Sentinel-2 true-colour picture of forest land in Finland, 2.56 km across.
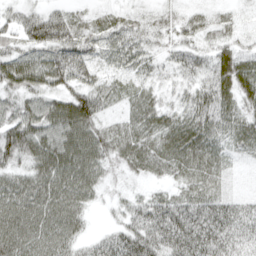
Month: April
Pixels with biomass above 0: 93%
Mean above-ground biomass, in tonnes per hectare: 59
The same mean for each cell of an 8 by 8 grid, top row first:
43 68 36 33 32 35 37 19
53 86 82 49 48 42 41 35
79 70 67 35 34 30 52 73
65 74 98 30 67 42 71 58
91 87 93 68 69 74 67 51
54 84 80 24 37 42 61 12
83 81 57 18 61 81 75 44
87 77 43 61 93 89 78 46
